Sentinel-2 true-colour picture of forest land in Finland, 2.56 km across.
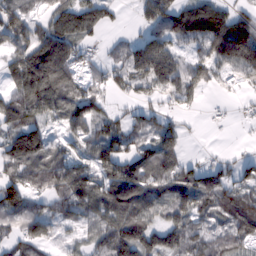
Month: February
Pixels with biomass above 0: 79%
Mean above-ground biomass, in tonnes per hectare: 79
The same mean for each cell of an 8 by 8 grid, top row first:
85 68 131 31 55 122 139 74
80 138 60 23 92 59 92 164
90 151 57 60 96 110 55 38
99 90 103 42 47 44 8 12
97 71 61 111 63 74 2 5
66 62 100 116 115 93 71 59
104 36 70 129 105 90 82 124
56 58 42 132 116 87 71 77
